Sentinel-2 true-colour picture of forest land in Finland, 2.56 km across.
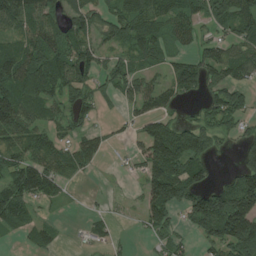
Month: July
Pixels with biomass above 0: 67%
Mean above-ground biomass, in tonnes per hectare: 70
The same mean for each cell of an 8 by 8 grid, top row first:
125 92 69 63 96 78 72 101
77 110 87 47 87 39 53 66
115 114 81 50 69 105 80 64
125 51 62 6 65 28 50 56
73 65 56 18 71 151 82 39
95 105 28 4 68 137 45 95
100 16 3 10 60 70 147 170
17 51 11 27 10 40 63 155
